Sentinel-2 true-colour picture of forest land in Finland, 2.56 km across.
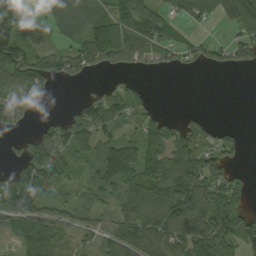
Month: September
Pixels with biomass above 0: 68%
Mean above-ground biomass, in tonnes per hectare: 77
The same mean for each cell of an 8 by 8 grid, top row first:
104 60 101 99 87 45 58 127
127 45 93 177 88 66 46 78
80 67 26 11 11 0 0 0
86 7 70 92 48 9 11 0
19 101 96 90 110 97 69 53
90 101 40 143 88 111 138 32
139 64 59 52 116 155 161 88
45 87 38 77 133 119 161 114
